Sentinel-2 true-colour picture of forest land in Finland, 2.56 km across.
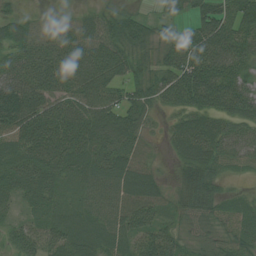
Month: July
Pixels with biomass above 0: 93%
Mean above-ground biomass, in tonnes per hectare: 59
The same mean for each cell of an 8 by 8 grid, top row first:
35 17 26 47 25 31 73 72
54 65 71 72 52 84 100 70
66 67 91 73 56 82 98 56
100 70 80 82 53 43 62 59
51 81 73 59 31 46 81 52
55 59 62 82 63 26 64 15
25 50 50 65 76 32 52 42
47 75 73 64 63 51 30 52
